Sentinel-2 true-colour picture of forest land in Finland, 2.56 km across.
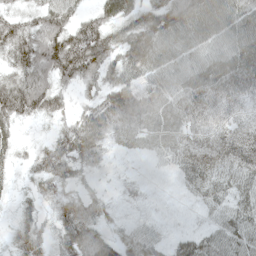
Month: May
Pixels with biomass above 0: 90%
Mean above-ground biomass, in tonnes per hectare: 57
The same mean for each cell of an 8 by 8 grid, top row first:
33 62 40 52 66 87 84 77
66 84 116 78 90 72 63 70
58 63 84 70 72 67 64 70
68 52 54 110 78 54 45 20
29 32 85 45 33 45 51 51
19 65 44 26 26 43 70 57
24 27 67 34 42 36 49 63
37 34 73 51 53 47 58 67
